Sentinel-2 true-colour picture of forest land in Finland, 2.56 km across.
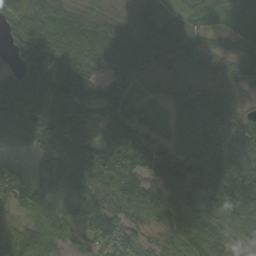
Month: September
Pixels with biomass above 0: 94%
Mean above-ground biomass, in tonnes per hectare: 85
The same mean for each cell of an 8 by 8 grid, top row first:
79 104 65 68 66 19 36 60
66 148 101 104 93 80 50 67
66 120 104 79 62 53 62 69
99 136 130 84 42 62 103 74
86 86 100 110 87 81 108 119
62 90 94 93 82 122 143 74
38 43 68 115 123 129 104 90
86 57 47 104 64 100 141 68
